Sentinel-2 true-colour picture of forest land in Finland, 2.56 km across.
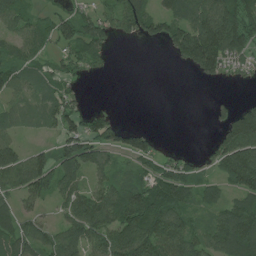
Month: July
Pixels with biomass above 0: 69%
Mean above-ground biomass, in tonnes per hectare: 71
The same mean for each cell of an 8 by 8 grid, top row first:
67 38 60 54 96 88 135 134
50 44 79 31 6 96 208 98
68 57 25 3 0 0 37 24
47 64 58 15 0 0 11 98
51 22 126 74 76 2 19 161
107 95 73 60 58 107 35 181
55 23 86 105 149 101 49 100
89 67 79 110 162 124 73 148
